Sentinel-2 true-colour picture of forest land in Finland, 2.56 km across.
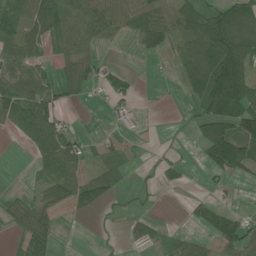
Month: June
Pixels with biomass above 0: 55%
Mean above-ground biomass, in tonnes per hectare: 46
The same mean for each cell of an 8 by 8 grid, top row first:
64 89 66 63 68 68 76 98
59 24 51 8 37 34 117 114
66 41 59 38 1 19 137 118
76 68 2 19 4 1 84 104
8 85 38 19 4 5 90 107
0 53 60 47 8 25 18 26
30 49 32 12 9 0 44 14
17 52 0 4 34 24 38 91
